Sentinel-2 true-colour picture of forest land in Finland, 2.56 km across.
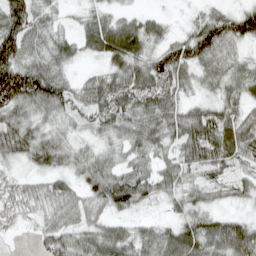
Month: April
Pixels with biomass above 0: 89%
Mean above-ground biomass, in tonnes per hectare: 58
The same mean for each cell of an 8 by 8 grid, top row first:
96 41 23 34 30 7 41 76
97 54 34 74 53 69 88 32
144 99 27 57 69 62 31 51
73 65 48 61 60 68 57 54
71 66 28 36 67 66 90 83
35 42 45 76 61 71 45 37
55 51 60 56 27 32 45 24
5 71 66 81 60 75 77 103
